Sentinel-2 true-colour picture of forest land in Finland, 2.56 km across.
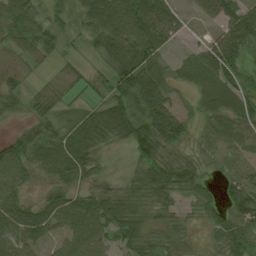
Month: August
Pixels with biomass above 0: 84%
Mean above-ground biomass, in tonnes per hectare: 48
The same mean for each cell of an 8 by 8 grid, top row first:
63 35 32 101 89 36 32 77
27 36 15 74 92 14 40 75
18 7 19 56 83 31 60 58
20 35 45 73 72 65 48 68
39 57 74 33 88 51 36 49
52 34 45 16 62 79 30 35
57 49 50 50 37 30 47 58
44 27 55 45 43 31 11 59
